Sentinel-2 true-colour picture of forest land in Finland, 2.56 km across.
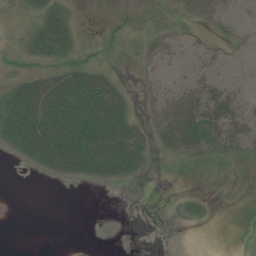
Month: July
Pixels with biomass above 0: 45%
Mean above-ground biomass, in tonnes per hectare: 19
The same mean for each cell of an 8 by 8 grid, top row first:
1 21 3 5 6 10 32 7
4 34 12 6 8 12 15 5
16 44 56 24 6 7 28 12
48 83 68 65 7 45 47 28
30 72 71 74 31 28 33 28
0 13 26 27 7 1 2 1
0 0 0 0 0 2 5 0
0 0 1 0 0 0 0 0
